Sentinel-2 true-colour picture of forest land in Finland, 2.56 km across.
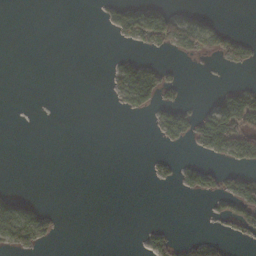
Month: November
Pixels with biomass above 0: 20%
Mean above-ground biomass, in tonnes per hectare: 20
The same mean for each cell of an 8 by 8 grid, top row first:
0 0 0 31 83 48 11 0
0 0 0 2 21 35 34 35
0 0 0 17 112 14 0 4
0 0 0 5 37 43 44 123
0 0 0 0 0 17 54 74
0 0 0 0 3 27 45 46
41 13 0 0 0 0 9 52
77 20 0 0 14 19 24 17
